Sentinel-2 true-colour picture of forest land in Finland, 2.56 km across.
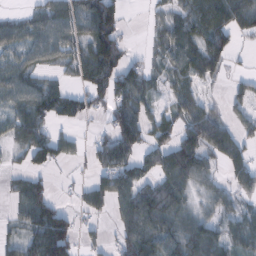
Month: February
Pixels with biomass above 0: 69%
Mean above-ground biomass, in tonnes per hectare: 57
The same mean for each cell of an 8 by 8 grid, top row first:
24 60 82 126 5 39 90 77
50 61 59 139 7 59 84 17
66 32 46 101 53 44 31 17
58 87 62 61 46 40 47 24
43 80 16 75 54 79 93 52
23 31 5 72 44 93 45 53
32 89 26 48 108 80 35 45
34 121 34 22 87 82 97 67
